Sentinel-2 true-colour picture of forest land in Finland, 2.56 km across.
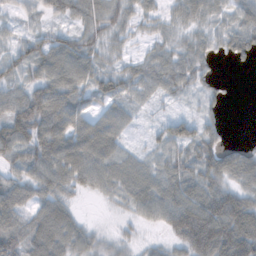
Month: November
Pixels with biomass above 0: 86%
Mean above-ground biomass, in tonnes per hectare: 56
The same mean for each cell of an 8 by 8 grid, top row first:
20 32 52 53 37 36 49 55
40 66 65 32 19 43 42 64
50 70 64 50 61 64 28 1
87 103 56 46 15 9 28 0
96 82 45 36 17 36 50 16
44 80 66 68 65 74 76 67
74 68 16 15 60 104 115 116
85 96 64 30 17 56 167 144
